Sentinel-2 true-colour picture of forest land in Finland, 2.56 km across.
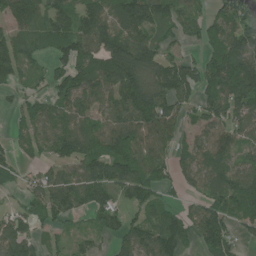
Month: July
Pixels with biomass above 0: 80%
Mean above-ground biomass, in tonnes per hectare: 92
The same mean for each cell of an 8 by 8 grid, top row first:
107 88 98 91 132 95 62 120
104 67 106 146 126 53 57 144
56 72 121 134 135 121 99 172
45 79 101 112 143 88 102 100
58 101 115 120 105 48 91 71
49 79 120 134 96 63 107 118
36 110 72 56 74 37 90 103
114 36 43 49 110 98 91 45
